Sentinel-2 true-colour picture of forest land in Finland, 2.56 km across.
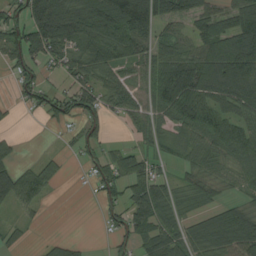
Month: August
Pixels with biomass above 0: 69%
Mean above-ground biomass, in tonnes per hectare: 70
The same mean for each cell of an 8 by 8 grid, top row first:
83 171 119 150 156 84 79 86
102 112 83 105 66 67 102 147
40 26 60 52 50 131 135 147
10 54 89 40 59 90 87 78
19 3 40 21 35 45 88 93
83 47 7 88 96 30 57 56
32 7 0 54 106 61 45 54
19 15 12 32 67 85 104 111
